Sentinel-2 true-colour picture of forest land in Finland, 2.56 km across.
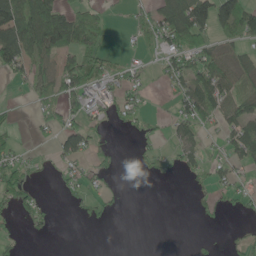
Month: May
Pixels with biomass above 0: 44%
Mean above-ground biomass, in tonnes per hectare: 41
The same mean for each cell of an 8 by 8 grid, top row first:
97 181 102 14 37 103 111 105
105 103 107 8 22 76 57 33
24 56 97 44 21 55 99 48
6 37 53 35 25 39 58 64
24 8 64 19 13 38 21 89
45 5 35 21 6 11 33 27
35 18 17 16 0 0 15 16
14 7 0 0 0 0 4 16
